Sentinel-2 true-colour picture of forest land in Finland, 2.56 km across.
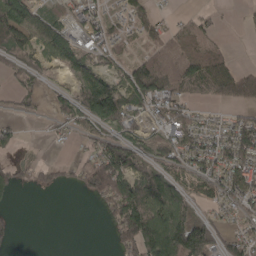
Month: April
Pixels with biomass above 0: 61%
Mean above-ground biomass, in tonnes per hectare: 64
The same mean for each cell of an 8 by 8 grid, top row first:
133 52 45 32 68 20 25 5
92 87 65 51 42 68 64 0
32 20 62 47 131 98 149 108
16 23 79 115 63 82 16 30
34 8 19 84 59 84 46 101
44 31 56 188 120 63 83 91
10 0 0 92 162 132 38 56
21 0 0 27 179 170 123 63
